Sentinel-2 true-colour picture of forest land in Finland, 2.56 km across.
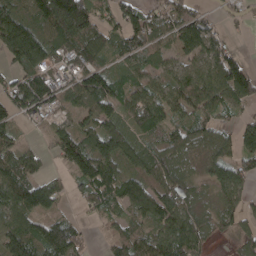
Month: April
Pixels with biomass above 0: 81%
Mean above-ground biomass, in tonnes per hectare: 84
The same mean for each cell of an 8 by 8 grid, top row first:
96 171 208 57 79 90 48 40
136 111 134 62 81 68 104 21
71 104 99 78 59 79 115 157
84 62 62 76 119 68 86 43
48 40 140 113 65 78 65 97
102 44 88 90 73 87 60 91
108 69 23 58 92 114 37 59
91 142 67 46 80 122 54 35
